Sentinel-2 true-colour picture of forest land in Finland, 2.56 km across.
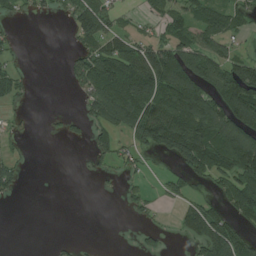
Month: July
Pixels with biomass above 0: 47%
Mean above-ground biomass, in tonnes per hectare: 60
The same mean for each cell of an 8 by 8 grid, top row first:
17 16 82 56 18 52 70 45
17 0 47 91 95 101 76 21
49 0 71 163 171 163 105 133
15 5 21 148 139 165 139 163
13 0 9 52 80 148 158 168
46 0 2 13 16 27 74 122
1 0 0 0 28 21 58 96
0 3 5 0 21 7 100 91
